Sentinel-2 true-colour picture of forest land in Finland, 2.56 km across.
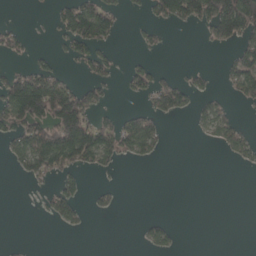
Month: April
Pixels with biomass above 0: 31%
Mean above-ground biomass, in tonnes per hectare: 39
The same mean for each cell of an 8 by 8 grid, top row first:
0 8 110 54 16 84 105 190
36 8 58 22 17 0 11 54
93 101 22 27 51 35 13 74
109 130 142 19 52 59 38 11
51 124 158 77 67 0 9 42
9 49 30 8 0 0 0 0
0 25 31 21 0 0 0 0
2 0 0 0 19 20 0 0
